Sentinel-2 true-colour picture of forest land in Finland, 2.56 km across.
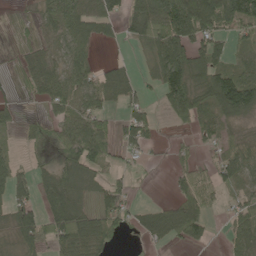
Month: May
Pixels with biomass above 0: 65%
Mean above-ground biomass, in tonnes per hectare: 53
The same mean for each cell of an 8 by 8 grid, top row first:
9 47 90 48 97 157 130 106
16 38 42 4 31 106 96 26
13 73 52 56 20 110 82 97
23 29 62 25 50 62 56 86
19 28 134 51 43 11 22 55
68 39 61 30 5 31 35 53
73 69 53 65 22 62 36 45
36 57 85 32 25 34 29 59
